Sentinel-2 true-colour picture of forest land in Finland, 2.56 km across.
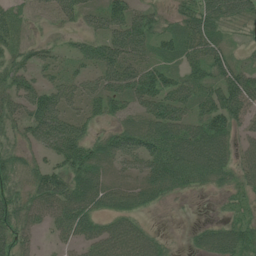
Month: July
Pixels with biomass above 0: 82%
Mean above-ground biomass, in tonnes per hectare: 60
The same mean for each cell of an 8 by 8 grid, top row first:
42 27 49 84 56 38 85 63
48 26 30 86 65 68 73 20
60 39 46 77 104 64 66 86
56 100 43 54 63 86 90 82
40 71 91 52 78 90 99 38
51 73 75 45 68 91 73 44
72 77 85 59 41 5 3 33
58 15 56 88 71 7 59 75
